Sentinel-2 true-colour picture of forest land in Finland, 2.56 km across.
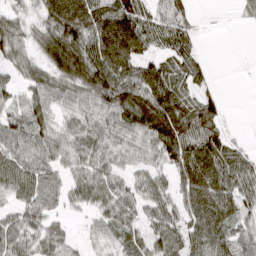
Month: March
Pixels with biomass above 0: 85%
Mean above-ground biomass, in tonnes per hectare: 57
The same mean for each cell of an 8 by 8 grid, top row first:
40 69 106 111 60 58 1 14
57 80 112 138 64 48 3 0
34 62 95 112 84 53 18 0
32 51 46 73 86 88 71 0
63 61 60 52 53 95 90 21
82 58 47 47 37 48 101 76
36 44 26 57 41 43 92 54
59 61 19 39 49 64 86 47
